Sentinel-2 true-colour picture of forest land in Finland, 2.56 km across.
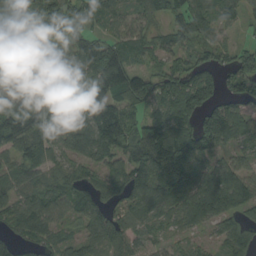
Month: August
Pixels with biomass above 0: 84%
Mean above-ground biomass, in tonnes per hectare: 81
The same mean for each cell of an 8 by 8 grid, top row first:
88 102 60 56 57 67 70 42
76 76 76 94 57 65 61 38
58 49 54 150 81 82 78 77
90 74 85 129 48 106 92 62
103 83 95 137 176 160 112 45
70 51 54 60 91 173 101 92
75 87 66 59 82 95 131 100
60 65 51 102 48 36 25 89
